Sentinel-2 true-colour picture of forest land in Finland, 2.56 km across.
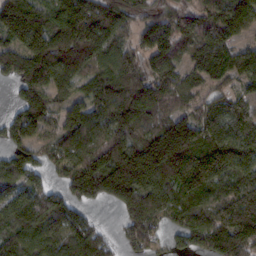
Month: February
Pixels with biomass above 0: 88%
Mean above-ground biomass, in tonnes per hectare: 130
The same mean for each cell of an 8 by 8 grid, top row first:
200 114 220 162 94 124 106 143
124 180 203 102 95 114 147 98
114 130 93 147 131 85 107 102
75 133 91 162 158 87 83 116
97 67 107 153 152 231 226 138
122 71 170 248 178 168 199 129
111 122 72 40 156 134 124 161
124 118 122 51 85 59 142 176
